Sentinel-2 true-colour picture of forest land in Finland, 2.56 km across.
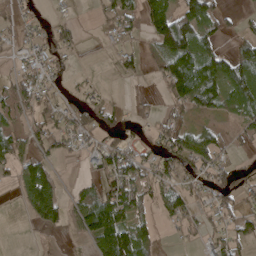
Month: April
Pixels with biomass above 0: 55%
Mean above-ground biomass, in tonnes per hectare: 49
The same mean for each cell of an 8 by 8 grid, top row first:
28 17 3 46 62 112 74 23
18 43 17 13 26 142 65 48
50 36 12 5 14 136 131 110
60 50 50 36 11 33 52 72
49 45 25 49 28 68 62 15
37 70 7 72 52 60 48 49
6 108 59 113 39 58 34 44
0 2 20 152 73 5 29 55
